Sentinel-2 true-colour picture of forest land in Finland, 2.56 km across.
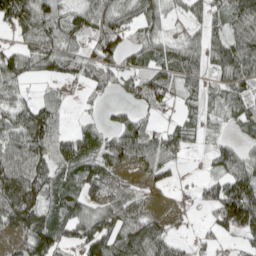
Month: April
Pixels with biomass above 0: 76%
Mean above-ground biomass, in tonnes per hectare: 61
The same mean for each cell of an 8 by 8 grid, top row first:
92 74 67 71 63 19 48 74
46 73 56 75 61 43 69 87
61 36 45 39 84 63 43 79
70 67 12 15 32 27 45 60
85 75 73 67 89 70 26 34
105 72 71 53 29 19 36 93
121 68 65 87 49 10 47 158
33 107 78 101 115 33 26 37
